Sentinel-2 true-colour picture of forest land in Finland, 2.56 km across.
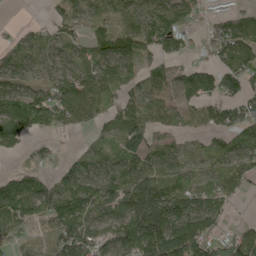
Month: May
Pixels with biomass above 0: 80%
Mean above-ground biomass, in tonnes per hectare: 92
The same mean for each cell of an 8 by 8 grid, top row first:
1 26 61 59 90 125 38 70
72 58 57 97 84 64 39 128
71 53 100 93 67 75 90 92
139 133 116 75 110 77 65 87
89 31 13 79 107 41 49 90
81 55 114 103 116 64 46 92
163 130 156 139 233 158 102 12
72 70 152 130 214 204 137 112
